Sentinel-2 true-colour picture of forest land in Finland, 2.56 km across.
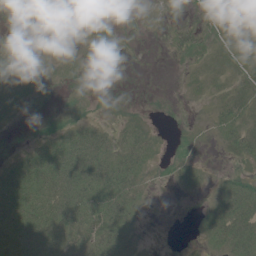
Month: June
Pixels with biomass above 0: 59%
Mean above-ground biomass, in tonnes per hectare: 15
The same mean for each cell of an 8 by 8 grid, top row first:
5 6 9 3 3 4 13 16
6 3 7 4 1 16 16 26
15 6 7 2 0 1 13 18
10 4 10 4 2 2 5 27
1 22 35 23 19 6 2 26
29 42 35 38 13 9 6 15
41 37 37 29 7 0 14 41
36 31 22 29 2 0 13 38
